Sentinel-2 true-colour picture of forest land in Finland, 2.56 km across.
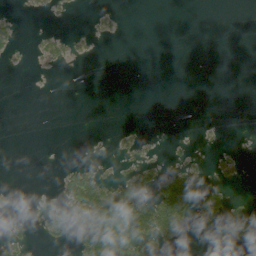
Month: July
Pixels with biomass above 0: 18%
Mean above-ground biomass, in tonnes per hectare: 23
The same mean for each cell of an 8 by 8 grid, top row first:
6 8 1 7 0 0 0 0
18 28 11 0 0 0 0 0
0 0 0 0 0 0 0 0
0 0 0 0 0 0 0 0
0 0 0 8 9 2 3 1
0 0 61 17 62 84 30 15
8 16 92 153 93 152 55 10
37 25 76 185 85 49 6 42
